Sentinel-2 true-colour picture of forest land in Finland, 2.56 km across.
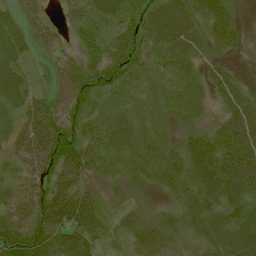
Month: July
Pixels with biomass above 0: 92%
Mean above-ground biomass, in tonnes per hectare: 56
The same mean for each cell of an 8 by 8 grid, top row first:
45 24 44 45 55 62 75 18
55 26 48 86 57 56 39 17
56 24 67 70 48 50 39 24
39 71 58 43 35 36 19 83
47 107 76 55 50 39 70 103
37 72 80 31 46 59 88 117
59 106 114 14 15 39 61 58
93 89 95 32 51 41 51 76
